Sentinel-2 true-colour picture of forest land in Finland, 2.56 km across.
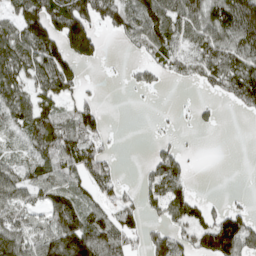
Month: April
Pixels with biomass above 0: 62%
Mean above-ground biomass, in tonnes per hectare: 64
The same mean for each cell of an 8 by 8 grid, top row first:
63 120 139 96 109 81 95 154
99 102 131 2 55 68 79 91
88 93 45 2 36 27 63 116
84 72 81 1 1 5 11 23
43 95 104 14 0 17 0 0
64 68 55 54 23 72 0 0
75 65 75 62 56 71 34 32
98 88 142 99 55 73 97 138
